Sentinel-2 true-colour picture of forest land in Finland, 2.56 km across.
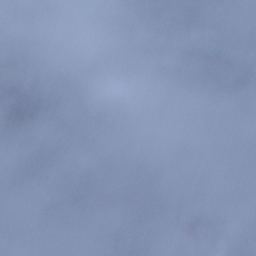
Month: December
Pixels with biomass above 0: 60%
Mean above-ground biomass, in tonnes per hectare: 74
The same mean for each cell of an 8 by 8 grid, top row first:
53 106 62 72 57 62 131 29
68 81 35 36 33 192 225 46
101 39 37 35 68 137 134 100
199 23 76 129 83 112 77 28
121 68 18 36 8 33 12 41
111 32 111 136 66 37 2 46
41 78 77 102 98 41 28 35
134 55 19 59 81 149 128 62
